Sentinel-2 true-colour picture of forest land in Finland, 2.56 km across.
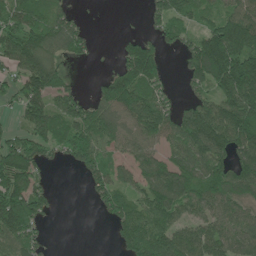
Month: June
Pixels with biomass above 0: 72%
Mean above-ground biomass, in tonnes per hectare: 87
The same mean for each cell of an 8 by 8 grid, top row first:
90 69 22 0 29 85 54 128
122 105 54 7 104 42 152 152
75 126 9 84 117 12 109 186
42 101 84 104 136 69 121 169
90 77 116 75 88 84 136 127
154 30 34 78 93 127 116 121
165 56 0 77 95 113 88 72
83 24 0 22 135 122 117 94
